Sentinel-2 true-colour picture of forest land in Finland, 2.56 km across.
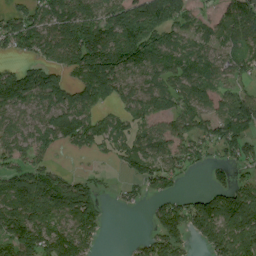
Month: August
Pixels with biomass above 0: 75%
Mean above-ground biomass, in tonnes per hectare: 81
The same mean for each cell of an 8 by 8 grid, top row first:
56 88 131 94 119 90 32 132
52 74 134 122 109 73 69 100
95 84 72 112 77 74 81 53
63 78 88 46 73 83 74 137
66 57 57 53 64 72 79 87
91 92 33 10 64 51 25 33
114 112 158 11 20 77 121 167
140 119 116 1 37 78 91 141
